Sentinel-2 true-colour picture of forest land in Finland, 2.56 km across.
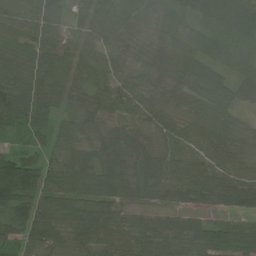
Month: July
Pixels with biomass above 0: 93%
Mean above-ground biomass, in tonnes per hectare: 80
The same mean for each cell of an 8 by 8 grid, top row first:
87 88 43 101 77 54 89 116
91 83 64 70 59 102 59 75
127 99 61 54 66 77 84 59
155 113 52 74 72 53 90 43
29 57 61 75 54 62 80 57
200 89 116 113 88 70 72 83
100 83 99 79 49 52 49 69
72 82 70 81 94 94 117 102
